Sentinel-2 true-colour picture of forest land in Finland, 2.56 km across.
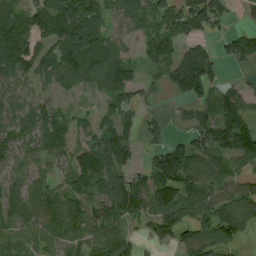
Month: August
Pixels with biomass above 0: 77%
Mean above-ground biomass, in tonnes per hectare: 95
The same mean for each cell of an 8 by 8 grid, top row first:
132 134 188 73 110 111 117 15
168 116 166 98 70 92 68 64
66 62 84 129 47 114 112 18
81 75 38 75 36 10 50 122
83 123 85 153 34 65 114 138
66 69 128 124 79 169 100 76
140 123 115 110 112 136 98 101
81 117 109 120 45 93 83 36
